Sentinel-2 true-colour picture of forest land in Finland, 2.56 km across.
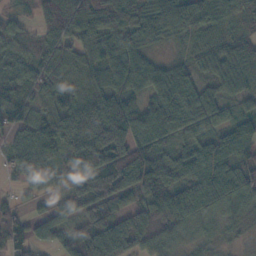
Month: November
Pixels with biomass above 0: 93%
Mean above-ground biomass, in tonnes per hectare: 72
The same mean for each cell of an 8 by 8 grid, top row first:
23 106 98 107 85 93 79 77
31 67 64 82 58 17 48 63
60 65 35 62 69 94 42 75
81 57 84 118 85 118 74 51
65 92 117 156 78 48 73 95
35 54 86 136 120 76 100 90
32 31 69 81 70 88 72 48
69 50 79 104 51 32 22 9
